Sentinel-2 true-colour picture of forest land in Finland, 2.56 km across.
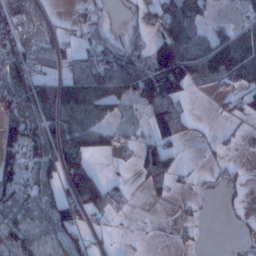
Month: January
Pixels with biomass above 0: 58%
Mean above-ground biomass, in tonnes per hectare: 63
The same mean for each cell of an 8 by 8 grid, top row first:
88 15 25 10 29 129 38 29
93 45 39 66 55 147 108 117
110 82 109 117 132 127 60 79
94 121 119 45 53 106 1 40
103 109 106 29 41 53 8 12
91 78 162 17 51 35 6 14
93 104 124 59 3 6 2 11
101 102 65 14 4 9 2 6
